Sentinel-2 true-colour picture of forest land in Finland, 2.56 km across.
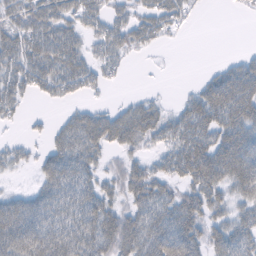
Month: February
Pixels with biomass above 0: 71%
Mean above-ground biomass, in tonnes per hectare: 39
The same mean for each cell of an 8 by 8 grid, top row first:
33 44 37 29 31 30 1 2
46 55 30 33 19 2 0 2
41 45 38 11 0 0 26 73
17 4 25 26 49 23 65 72
14 23 58 38 25 44 60 69
7 45 47 24 45 34 71 76
46 49 54 38 47 55 49 35
68 63 61 64 65 80 46 57
